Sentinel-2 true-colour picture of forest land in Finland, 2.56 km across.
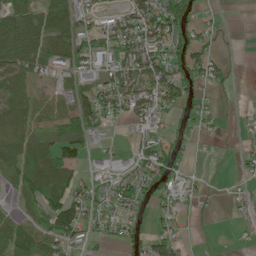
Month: June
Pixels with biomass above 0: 61%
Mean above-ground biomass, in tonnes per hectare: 47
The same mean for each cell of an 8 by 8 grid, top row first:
131 110 58 26 63 82 8 0
125 66 52 50 81 52 33 2
86 15 46 50 86 75 39 3
90 53 67 44 52 31 16 8
74 82 75 5 24 28 8 9
64 124 32 30 48 38 5 10
33 103 81 35 22 24 8 10
107 68 37 20 34 38 2 4
